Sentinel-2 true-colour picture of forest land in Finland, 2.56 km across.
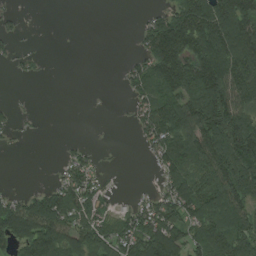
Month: August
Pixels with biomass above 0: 58%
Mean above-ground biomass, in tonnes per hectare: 84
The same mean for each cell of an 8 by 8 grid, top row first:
22 0 0 0 19 131 191 197
20 1 0 0 63 188 188 192
9 4 0 1 97 172 214 152
20 1 0 1 78 154 214 136
12 0 12 2 38 128 163 191
0 6 91 8 2 95 133 172
95 142 126 42 62 113 116 112
133 168 129 108 144 131 123 125
